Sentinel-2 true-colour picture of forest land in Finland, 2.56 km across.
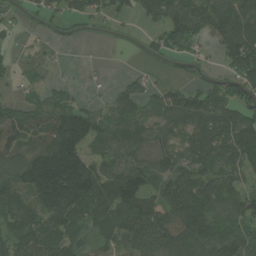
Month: July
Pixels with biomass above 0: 77%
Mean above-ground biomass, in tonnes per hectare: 83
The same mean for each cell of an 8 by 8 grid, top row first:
31 41 55 43 57 131 114 98
24 19 5 7 24 64 37 155
21 19 5 11 43 26 41 93
73 64 98 44 52 108 125 93
101 106 157 63 109 94 139 138
111 237 257 108 101 116 113 62
73 143 100 92 112 128 131 70
70 98 54 41 102 110 106 79
